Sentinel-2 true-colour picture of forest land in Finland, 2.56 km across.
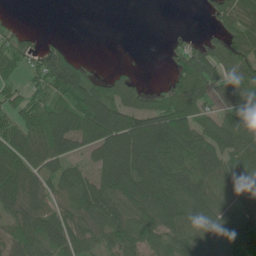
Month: June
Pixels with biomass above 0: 74%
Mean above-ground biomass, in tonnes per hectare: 69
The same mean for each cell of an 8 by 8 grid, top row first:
1 0 0 0 0 0 24 76
51 41 3 0 0 28 66 71
30 83 94 52 12 45 85 88
56 85 121 128 102 108 51 84
86 102 74 128 166 116 84 83
93 65 63 143 119 91 77 77
70 64 88 92 95 101 78 67
60 67 68 71 83 73 68 107
